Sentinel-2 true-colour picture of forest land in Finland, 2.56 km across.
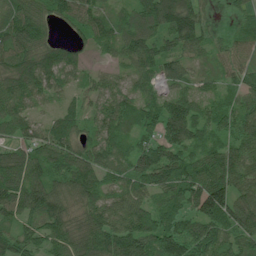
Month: July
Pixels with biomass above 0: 95%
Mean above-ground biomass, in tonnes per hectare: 78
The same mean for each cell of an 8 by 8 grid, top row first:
86 64 79 62 85 181 38 34
109 86 45 53 82 70 53 64
111 87 44 41 51 64 38 58
73 29 50 75 76 82 54 69
60 81 67 79 58 89 66 72
109 96 108 56 98 105 115 92
83 102 89 71 75 66 142 100
74 73 100 95 105 103 98 74
